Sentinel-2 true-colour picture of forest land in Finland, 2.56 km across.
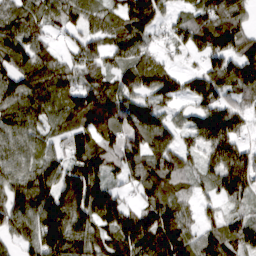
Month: March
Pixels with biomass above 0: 88%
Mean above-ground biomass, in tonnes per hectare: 96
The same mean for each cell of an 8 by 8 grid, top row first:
99 82 84 77 76 41 100 67
126 58 83 76 68 50 108 103
110 121 85 78 100 45 110 118
117 91 147 118 98 46 96 82
94 62 121 110 118 66 111 95
93 100 143 62 111 89 68 164
112 140 141 136 105 112 33 53
60 114 98 92 155 135 80 112
